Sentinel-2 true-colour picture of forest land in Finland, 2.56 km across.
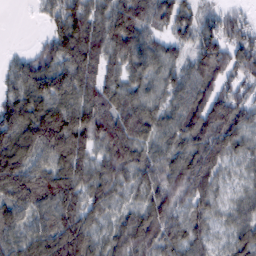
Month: February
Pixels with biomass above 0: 92%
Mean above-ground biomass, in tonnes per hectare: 89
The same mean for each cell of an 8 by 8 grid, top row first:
0 39 95 99 89 88 43 40
6 65 133 106 92 51 96 91
63 102 124 70 75 72 85 71
122 126 117 116 93 78 124 86
146 139 115 126 83 80 123 69
136 106 100 95 82 112 104 34
103 96 108 60 87 76 64 62
86 122 133 79 116 82 58 76
